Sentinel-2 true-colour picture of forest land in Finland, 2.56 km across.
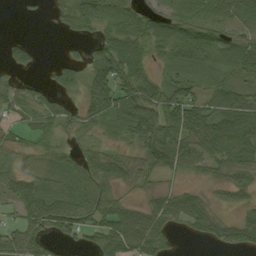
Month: September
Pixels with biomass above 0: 74%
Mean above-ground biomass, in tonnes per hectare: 47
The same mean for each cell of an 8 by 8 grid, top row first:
2 10 71 58 52 52 46 46
31 0 14 80 65 86 71 64
23 18 47 103 64 34 22 33
35 51 45 78 99 43 23 47
35 28 24 19 75 87 66 76
37 30 51 54 39 27 26 47
35 62 66 61 39 71 43 32
57 37 28 71 81 14 31 55
